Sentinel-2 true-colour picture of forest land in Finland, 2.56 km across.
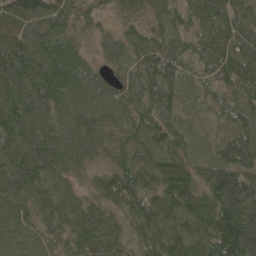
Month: May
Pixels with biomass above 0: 99%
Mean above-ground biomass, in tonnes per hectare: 88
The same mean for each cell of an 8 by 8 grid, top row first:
102 114 70 37 54 67 85 83
101 87 36 67 79 71 87 98
101 97 98 52 107 87 63 100
111 87 107 94 93 79 41 82
113 101 89 62 81 86 45 83
133 80 36 75 91 125 96 99
91 85 79 65 99 114 104 130
97 82 96 85 86 102 111 173
